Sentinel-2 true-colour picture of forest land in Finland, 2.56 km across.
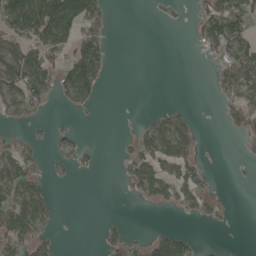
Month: May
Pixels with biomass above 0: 38%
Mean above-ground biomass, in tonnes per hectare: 39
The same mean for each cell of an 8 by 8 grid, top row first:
116 141 114 15 1 5 78 83
64 86 76 18 0 0 40 81
86 72 118 9 0 0 3 112
47 10 15 0 6 32 0 52
40 11 24 1 62 98 1 9
85 19 7 0 73 81 18 2
110 53 0 0 6 28 33 1
71 34 0 38 32 69 2 0
